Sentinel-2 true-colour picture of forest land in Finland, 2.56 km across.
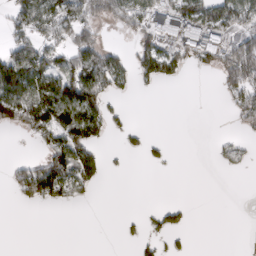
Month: March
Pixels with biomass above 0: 38%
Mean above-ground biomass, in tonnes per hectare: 44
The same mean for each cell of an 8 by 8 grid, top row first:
52 90 85 61 65 83 94 97
68 66 93 34 58 56 79 92
140 99 139 92 32 26 0 106
106 118 130 27 0 0 0 66
1 55 93 6 20 0 2 18
41 124 85 3 0 0 0 3
5 15 3 0 5 21 0 0
0 0 0 0 24 12 0 0
